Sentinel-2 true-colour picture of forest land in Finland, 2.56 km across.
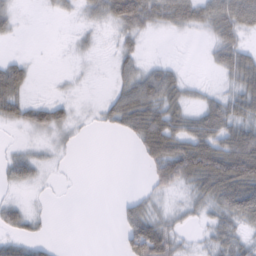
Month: February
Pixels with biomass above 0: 57%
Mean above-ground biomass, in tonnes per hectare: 36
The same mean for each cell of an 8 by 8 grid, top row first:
23 6 16 68 78 64 62 79
2 0 10 11 15 0 19 53
62 1 3 16 57 39 4 58
47 45 6 42 81 52 50 59
7 10 6 0 62 72 84 96
38 7 0 0 15 75 115 133
26 3 0 2 34 18 39 91
29 11 0 0 116 38 26 42
